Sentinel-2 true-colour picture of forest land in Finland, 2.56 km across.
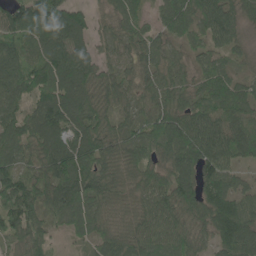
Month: June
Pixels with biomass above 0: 92%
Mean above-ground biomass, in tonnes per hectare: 91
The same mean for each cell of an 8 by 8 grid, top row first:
104 127 76 59 49 95 114 78
82 107 82 56 74 48 65 39
115 127 110 72 73 80 88 50
76 118 113 74 68 106 107 101
101 107 109 90 101 127 115 111
98 101 107 81 90 113 100 50
114 98 115 73 83 111 117 111
76 58 36 93 103 94 58 120
